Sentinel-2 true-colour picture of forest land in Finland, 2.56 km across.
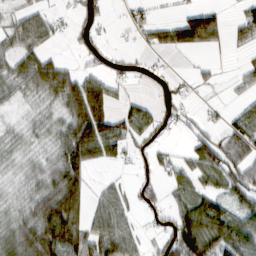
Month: February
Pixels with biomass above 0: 61%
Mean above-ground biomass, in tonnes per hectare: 42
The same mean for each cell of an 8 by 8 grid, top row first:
26 29 33 6 25 15 57 25
42 28 23 19 14 34 32 18
44 90 59 37 16 20 12 21
12 28 86 49 38 39 13 32
18 27 108 60 32 6 52 65
17 49 67 7 12 24 41 70
27 91 58 62 24 45 61 49
58 100 70 92 23 94 91 87
